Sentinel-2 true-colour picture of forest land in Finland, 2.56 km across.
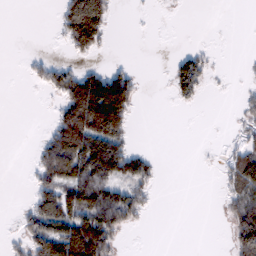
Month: February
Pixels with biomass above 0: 36%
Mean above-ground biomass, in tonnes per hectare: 45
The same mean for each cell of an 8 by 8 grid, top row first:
0 1 172 43 2 3 0 0
0 2 67 8 0 5 11 0
0 51 103 109 10 74 33 5
0 5 157 179 2 3 0 22
0 66 145 115 2 0 2 42
0 86 111 101 73 0 0 103
7 112 111 127 43 0 0 81
21 136 174 69 0 0 0 96
